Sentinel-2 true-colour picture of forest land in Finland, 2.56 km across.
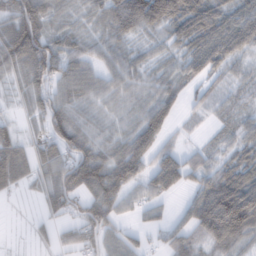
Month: February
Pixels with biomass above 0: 81%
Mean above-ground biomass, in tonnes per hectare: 56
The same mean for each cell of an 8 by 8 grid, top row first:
98 63 30 76 118 89 88 75
108 97 54 46 23 34 78 58
34 83 76 45 32 35 34 27
16 74 35 23 57 33 23 32
69 69 69 46 79 25 18 40
76 53 106 90 58 88 48 92
3 38 63 60 31 5 80 189
2 21 55 44 21 46 73 65
